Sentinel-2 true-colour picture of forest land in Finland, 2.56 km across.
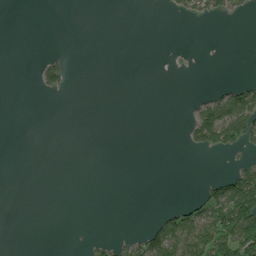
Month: July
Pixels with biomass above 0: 15%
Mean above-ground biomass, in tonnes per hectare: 21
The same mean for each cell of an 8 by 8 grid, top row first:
0 0 0 0 0 12 34 20
0 2 0 0 0 3 1 0
0 63 0 0 0 0 0 12
0 0 0 0 0 0 82 137
0 0 0 0 0 0 73 61
0 0 0 0 0 0 15 84
0 0 0 0 0 23 91 163
0 0 1 15 63 109 122 147
